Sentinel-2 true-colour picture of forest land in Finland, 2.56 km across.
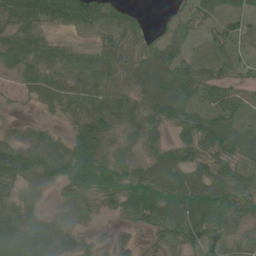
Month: June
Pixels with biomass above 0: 85%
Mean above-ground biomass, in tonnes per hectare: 55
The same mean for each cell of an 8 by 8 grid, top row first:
76 58 70 45 16 33 35 33
69 51 29 60 47 40 25 25
25 64 60 68 65 69 54 30
7 28 64 77 66 78 66 45
75 67 86 48 54 54 73 69
71 66 89 68 57 71 65 48
65 15 36 38 82 78 81 55
84 72 38 34 20 55 77 26
